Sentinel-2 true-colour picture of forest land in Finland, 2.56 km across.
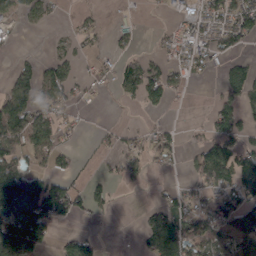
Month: March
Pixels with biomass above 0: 49%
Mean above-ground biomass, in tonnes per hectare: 46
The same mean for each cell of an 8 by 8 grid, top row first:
23 34 13 5 3 24 52 81
5 4 16 16 6 40 45 26
53 60 29 30 121 33 10 56
101 57 15 1 17 6 16 72
70 75 7 15 44 29 66 62
143 64 18 23 24 6 98 77
105 105 51 22 16 65 57 98
144 40 67 1 32 108 70 79
